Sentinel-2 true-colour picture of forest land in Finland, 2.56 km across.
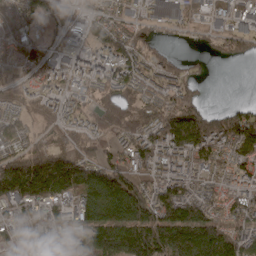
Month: April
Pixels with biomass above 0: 81%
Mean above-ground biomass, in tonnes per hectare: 92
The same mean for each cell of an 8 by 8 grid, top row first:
91 53 37 63 46 35 37 44
80 38 42 120 65 11 23 47
41 87 69 101 94 83 19 0
62 69 81 122 107 156 77 78
68 70 65 54 123 179 156 131
213 267 150 130 84 106 51 77
62 79 97 154 135 140 82 80
60 110 97 169 184 190 165 85
